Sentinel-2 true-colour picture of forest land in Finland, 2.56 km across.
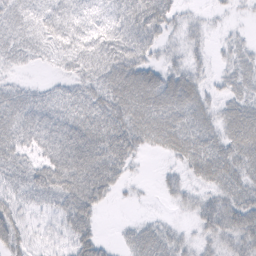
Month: February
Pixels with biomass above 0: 78%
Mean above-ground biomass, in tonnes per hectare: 37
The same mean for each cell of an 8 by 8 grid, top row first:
29 39 42 38 67 27 9 5
30 22 43 55 45 18 15 19
12 8 40 60 63 50 16 31
51 48 51 65 62 59 33 44
46 59 81 69 34 50 42 48
34 55 79 48 3 15 38 37
33 21 66 7 2 10 34 48
37 18 44 7 38 24 22 39
